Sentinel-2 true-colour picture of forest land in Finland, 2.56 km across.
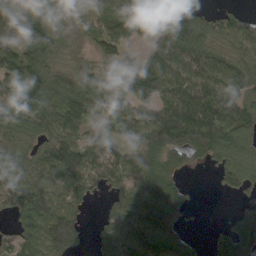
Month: April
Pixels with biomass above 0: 83%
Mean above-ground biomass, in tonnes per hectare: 101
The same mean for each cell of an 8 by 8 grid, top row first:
151 91 32 85 109 124 56 55
126 121 33 82 54 145 105 104
122 122 94 90 181 139 131 111
105 109 109 62 94 152 145 105
83 88 103 101 120 124 126 93
93 92 134 118 158 72 16 96
101 120 58 59 140 128 1 34
93 132 64 101 135 130 32 154
